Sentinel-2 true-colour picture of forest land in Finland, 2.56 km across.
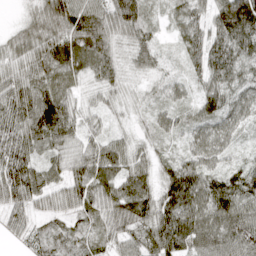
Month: April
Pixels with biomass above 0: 95%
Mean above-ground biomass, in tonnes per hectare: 62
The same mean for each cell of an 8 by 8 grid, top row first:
12 91 108 84 63 39 46 130
55 76 83 71 72 21 75 83
67 66 42 62 35 31 57 55
74 107 44 31 26 45 58 53
78 68 49 53 33 26 70 30
89 54 70 68 71 101 86 78
47 38 53 76 85 102 89 94
13 29 26 46 56 95 81 87
